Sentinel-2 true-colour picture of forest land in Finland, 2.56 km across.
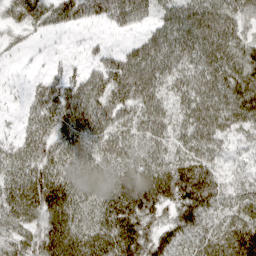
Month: April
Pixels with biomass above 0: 88%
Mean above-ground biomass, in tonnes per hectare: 68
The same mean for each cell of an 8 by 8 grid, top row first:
57 60 62 66 56 73 81 60
16 5 13 26 73 96 83 75
10 42 62 91 100 70 85 94
17 70 98 88 75 54 84 96
47 61 64 64 62 60 67 34
68 83 73 68 91 97 77 39
81 96 70 88 91 75 73 59
51 91 93 102 75 63 66 113
